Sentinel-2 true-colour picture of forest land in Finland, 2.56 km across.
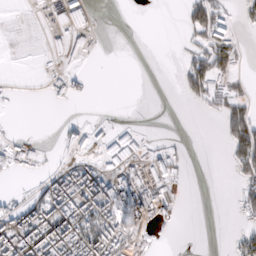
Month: February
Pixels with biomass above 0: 32%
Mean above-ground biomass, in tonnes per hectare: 27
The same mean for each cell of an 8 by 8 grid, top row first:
1 24 72 0 0 1 69 16
0 25 33 0 0 3 60 19
2 9 13 0 0 8 60 13
0 0 0 1 0 0 12 48
34 6 35 54 19 10 0 79
11 19 61 51 48 41 0 33
22 69 75 57 85 27 0 28
82 83 86 59 21 0 0 30
